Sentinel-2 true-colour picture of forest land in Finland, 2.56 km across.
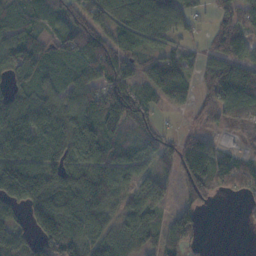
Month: November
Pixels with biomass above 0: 82%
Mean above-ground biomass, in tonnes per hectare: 72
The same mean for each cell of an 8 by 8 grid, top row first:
55 68 76 70 106 77 23 84
106 61 115 97 46 40 42 93
52 66 74 99 62 92 79 130
89 78 83 137 74 18 53 97
108 85 105 81 51 47 39 18
125 76 85 93 53 51 67 88
52 139 106 59 87 55 15 7
72 115 102 66 57 68 4 0
